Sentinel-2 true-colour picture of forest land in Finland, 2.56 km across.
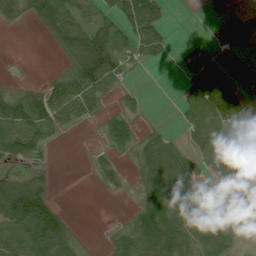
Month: July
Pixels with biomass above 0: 56%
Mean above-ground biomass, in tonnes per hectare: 31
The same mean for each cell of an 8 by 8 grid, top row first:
17 66 42 30 88 0 16 2
0 5 63 66 32 6 14 4
2 13 60 36 0 3 53 8
65 61 33 15 11 5 49 24
68 18 0 32 30 21 25 6
21 13 0 16 43 80 21 37
100 66 0 0 38 52 28 19
49 93 10 16 69 68 42 10
